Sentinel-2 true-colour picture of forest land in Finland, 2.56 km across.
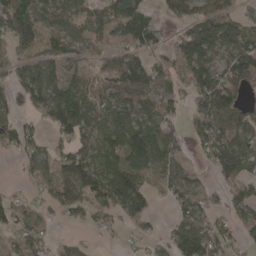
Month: April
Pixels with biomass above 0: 70%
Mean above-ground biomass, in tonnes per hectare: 76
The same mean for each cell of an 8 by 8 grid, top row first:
114 65 67 94 94 67 111 71
59 60 54 54 93 70 144 116
68 115 58 111 137 66 120 128
57 97 135 100 80 39 122 73
67 40 76 94 124 66 89 88
9 52 125 120 84 60 25 91
52 34 51 62 76 48 51 55
43 33 13 3 38 80 125 45
